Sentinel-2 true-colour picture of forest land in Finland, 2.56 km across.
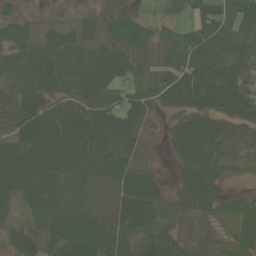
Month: June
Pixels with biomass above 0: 93%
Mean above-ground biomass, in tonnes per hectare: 59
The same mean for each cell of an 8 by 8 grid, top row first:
35 17 26 47 25 31 73 72
54 65 71 72 52 84 100 70
66 67 91 73 56 82 98 56
100 70 80 82 53 43 62 59
51 81 73 59 31 46 81 52
55 59 62 82 63 26 64 15
25 50 50 65 76 32 52 42
47 75 73 64 63 51 30 52
